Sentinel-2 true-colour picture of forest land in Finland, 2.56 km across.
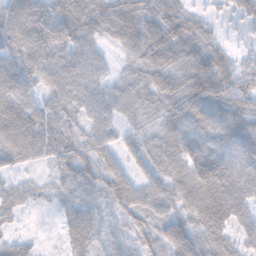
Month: November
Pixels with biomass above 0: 93%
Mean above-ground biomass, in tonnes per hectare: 60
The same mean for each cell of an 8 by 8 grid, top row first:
75 77 94 75 74 81 32 40
69 90 59 29 92 86 78 24
78 55 68 32 60 73 139 76
80 51 49 47 50 78 78 75
82 61 54 39 48 72 66 66
25 24 61 63 41 63 94 73
31 16 59 41 54 46 86 64
28 5 65 35 43 88 63 45
